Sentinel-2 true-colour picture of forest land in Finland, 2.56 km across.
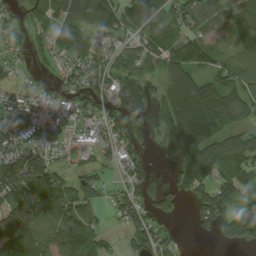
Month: August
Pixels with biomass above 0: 71%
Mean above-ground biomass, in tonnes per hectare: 76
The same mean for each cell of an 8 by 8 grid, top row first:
40 77 80 92 113 90 80 108
34 59 103 40 71 114 81 100
26 30 67 65 32 109 82 94
86 71 61 39 11 157 146 75
97 81 25 68 32 81 111 93
132 115 60 27 74 46 93 96
107 118 131 45 78 31 106 98
114 55 118 20 91 21 7 89
